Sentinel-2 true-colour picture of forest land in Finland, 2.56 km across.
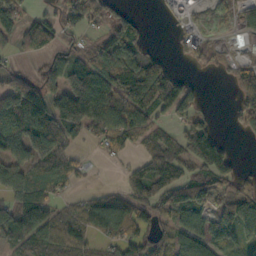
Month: October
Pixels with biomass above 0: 69%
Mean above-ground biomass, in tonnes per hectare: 80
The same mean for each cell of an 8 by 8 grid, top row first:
93 45 84 64 9 24 15 32
50 66 53 124 74 14 41 4
83 86 155 116 160 85 5 73
180 155 196 131 100 103 27 82
100 154 32 62 54 60 165 6
143 77 42 9 89 81 98 57
127 88 60 105 76 100 76 134
89 87 64 75 91 72 70 48
